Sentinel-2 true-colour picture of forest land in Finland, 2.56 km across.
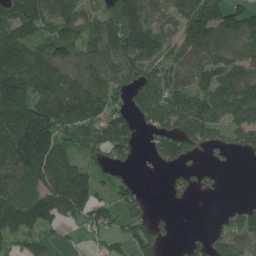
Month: June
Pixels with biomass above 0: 75%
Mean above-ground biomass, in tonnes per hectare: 121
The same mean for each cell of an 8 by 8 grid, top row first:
177 154 127 127 160 108 157 118
173 117 99 139 180 98 151 129
200 186 133 107 130 115 116 139
216 231 226 138 88 156 143 119
259 222 134 186 37 154 113 83
152 173 152 63 11 45 29 0
173 199 165 91 68 11 1 48
84 76 12 50 114 18 78 110
